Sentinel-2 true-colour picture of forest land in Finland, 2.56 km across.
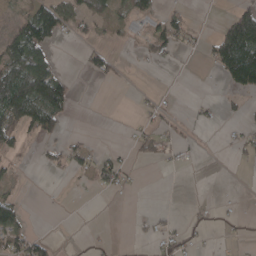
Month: April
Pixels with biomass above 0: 32%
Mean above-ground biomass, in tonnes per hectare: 34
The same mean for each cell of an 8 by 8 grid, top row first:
28 101 64 38 57 40 0 91
102 66 12 22 31 39 28 183
145 152 4 20 3 2 1 101
138 130 0 2 12 15 10 15
45 24 23 7 34 23 2 23
18 6 19 54 2 0 1 2
58 0 2 0 2 4 7 4
77 31 5 2 12 34 4 7
